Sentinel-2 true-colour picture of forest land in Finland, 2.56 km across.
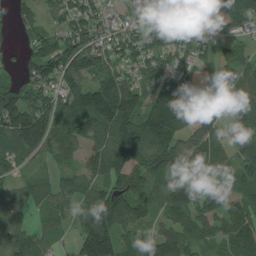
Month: July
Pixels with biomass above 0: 84%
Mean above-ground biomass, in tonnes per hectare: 89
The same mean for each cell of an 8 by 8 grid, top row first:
48 54 89 52 73 89 149 108
13 86 132 97 124 81 46 33
43 99 108 97 77 86 22 96
151 108 105 178 139 156 51 104
113 100 81 136 140 91 111 90
53 36 61 100 91 112 57 77
67 54 63 157 88 96 71 82
89 40 111 145 63 96 48 103
